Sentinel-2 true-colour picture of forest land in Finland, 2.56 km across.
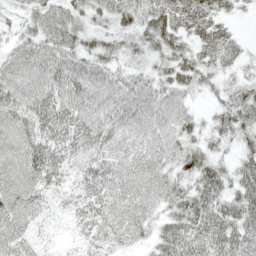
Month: May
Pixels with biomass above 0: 90%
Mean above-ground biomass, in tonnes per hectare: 40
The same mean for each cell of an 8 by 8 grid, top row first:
17 49 33 36 37 52 49 14
33 50 40 30 28 42 40 20
49 51 52 42 32 46 24 23
52 48 46 46 51 45 19 55
57 49 39 41 43 46 33 32
51 43 27 40 46 40 55 38
54 21 28 40 44 45 58 53
48 10 16 32 25 65 62 57
